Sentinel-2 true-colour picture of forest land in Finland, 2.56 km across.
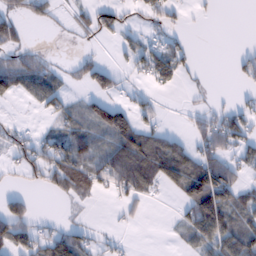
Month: February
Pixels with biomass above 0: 47%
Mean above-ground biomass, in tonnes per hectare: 44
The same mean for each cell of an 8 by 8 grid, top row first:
44 34 24 58 34 26 7 0
50 5 6 10 55 38 0 6
92 58 36 46 30 41 3 21
2 41 46 77 35 4 31 41
45 55 76 69 79 41 64 48
22 73 101 86 80 92 115 40
47 0 8 8 15 16 142 64
82 67 58 13 0 16 77 92
